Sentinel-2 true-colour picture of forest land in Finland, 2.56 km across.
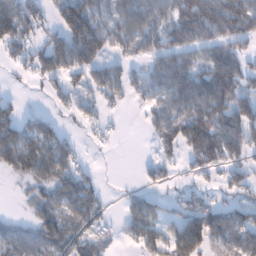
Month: January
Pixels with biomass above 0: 66%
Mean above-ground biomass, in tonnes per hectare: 63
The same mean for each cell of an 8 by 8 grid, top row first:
125 42 158 67 90 88 104 137
60 98 71 48 57 71 69 48
14 52 48 77 62 98 93 100
58 31 36 18 31 75 89 91
151 91 16 7 4 67 100 82
52 73 58 1 22 18 25 40
4 68 90 9 64 33 58 63
67 83 61 18 54 68 73 86
